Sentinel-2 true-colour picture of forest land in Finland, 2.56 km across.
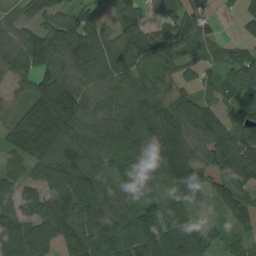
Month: August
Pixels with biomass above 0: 90%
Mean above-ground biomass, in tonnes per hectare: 96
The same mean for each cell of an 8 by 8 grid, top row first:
37 78 67 32 43 62 72 42
79 113 117 89 92 82 52 45
59 106 100 92 108 71 50 87
61 198 117 98 129 124 105 67
117 181 100 106 114 147 116 129
53 105 115 82 117 149 84 136
103 109 106 105 95 79 33 115
114 99 114 102 167 144 85 56
